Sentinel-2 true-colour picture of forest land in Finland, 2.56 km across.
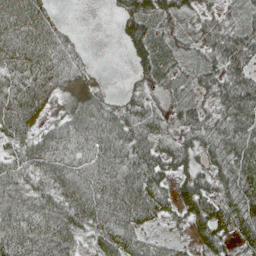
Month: May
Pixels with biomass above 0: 85%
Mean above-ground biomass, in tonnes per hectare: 63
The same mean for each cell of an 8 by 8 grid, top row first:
95 60 0 14 83 60 47 50
89 89 33 1 88 45 65 100
77 80 50 6 43 36 53 92
98 35 81 72 66 37 47 113
52 65 57 75 64 50 54 91
65 68 69 73 80 51 51 86
74 74 90 87 88 47 77 81
96 93 42 70 41 22 57 45
